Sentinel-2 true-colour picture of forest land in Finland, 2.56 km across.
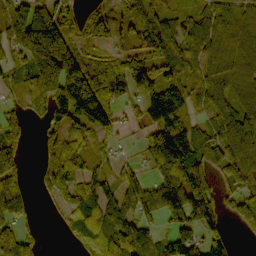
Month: October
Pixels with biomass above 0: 75%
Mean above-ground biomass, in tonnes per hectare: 92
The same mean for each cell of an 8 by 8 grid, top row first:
123 135 39 19 73 52 71 64
90 279 64 26 68 91 84 92
57 204 201 185 110 75 94 82
61 71 157 89 85 110 70 105
77 61 49 36 46 130 102 143
60 64 64 47 49 100 87 99
116 14 132 120 92 130 125 85
149 4 91 160 113 121 98 16
